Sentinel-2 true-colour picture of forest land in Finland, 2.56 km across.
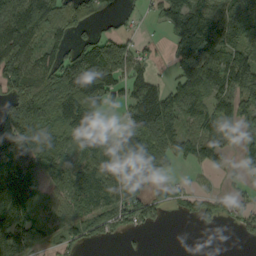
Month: September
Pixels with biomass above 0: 72%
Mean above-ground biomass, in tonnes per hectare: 87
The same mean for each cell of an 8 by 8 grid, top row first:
157 121 70 17 14 108 162 189
138 65 74 157 26 88 229 102
97 93 167 158 83 63 131 82
111 86 134 29 145 129 89 104
124 71 77 105 147 93 98 68
150 63 81 114 113 14 17 28
157 59 60 87 74 18 47 42
124 46 43 15 4 0 0 14
